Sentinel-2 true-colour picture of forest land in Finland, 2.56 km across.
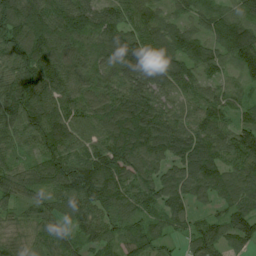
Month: July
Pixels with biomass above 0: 96%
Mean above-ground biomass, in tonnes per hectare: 92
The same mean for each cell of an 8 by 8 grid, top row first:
125 113 112 91 91 63 89 78
93 108 96 117 127 114 80 127
95 96 91 93 105 101 57 45
108 119 96 129 120 73 96 58
66 103 81 116 136 102 103 95
80 102 121 118 102 95 111 85
55 64 98 85 64 88 34 83
54 92 71 59 90 41 97 95
